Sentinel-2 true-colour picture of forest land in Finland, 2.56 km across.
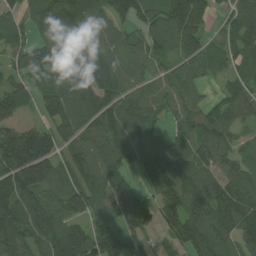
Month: July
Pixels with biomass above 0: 87%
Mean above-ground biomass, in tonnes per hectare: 117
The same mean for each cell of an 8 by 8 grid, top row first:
62 124 129 106 93 155 98 110
94 107 131 119 85 89 75 103
74 117 125 139 84 88 51 76
92 78 131 135 119 78 90 84
249 160 91 142 113 91 118 57
211 145 113 139 92 137 110 99
174 148 116 125 125 112 165 163
139 152 156 156 92 89 153 133
